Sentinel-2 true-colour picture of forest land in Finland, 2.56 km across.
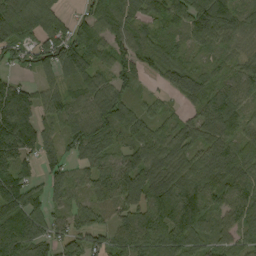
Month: September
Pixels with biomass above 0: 89%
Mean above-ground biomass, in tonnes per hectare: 91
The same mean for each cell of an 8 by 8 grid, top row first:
123 97 44 107 72 74 157 91
97 106 127 74 74 60 57 58
41 40 89 81 33 87 80 103
188 59 77 113 53 31 120 86
169 73 101 66 96 81 81 91
104 76 61 118 138 95 99 95
137 81 60 86 119 163 109 99
147 96 81 87 103 115 68 62
